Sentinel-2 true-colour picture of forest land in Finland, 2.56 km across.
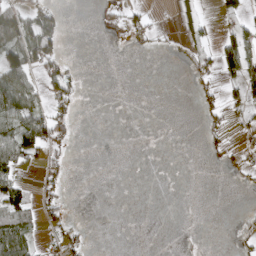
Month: April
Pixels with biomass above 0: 25%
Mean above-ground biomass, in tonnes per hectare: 21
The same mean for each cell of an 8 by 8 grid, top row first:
50 44 0 7 21 27 7 28
83 76 0 1 11 4 26 69
80 41 13 0 0 0 17 53
92 49 7 0 0 0 27 24
85 63 1 0 0 0 14 12
32 25 0 0 0 0 0 12
56 27 0 0 0 0 0 2
88 18 19 0 0 0 0 12
